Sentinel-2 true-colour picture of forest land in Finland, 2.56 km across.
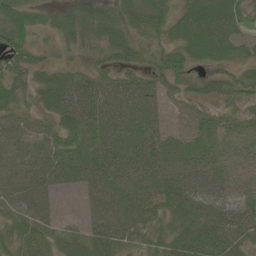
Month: June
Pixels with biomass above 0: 91%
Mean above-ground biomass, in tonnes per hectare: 44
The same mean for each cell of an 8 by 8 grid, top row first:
39 18 35 39 47 37 77 37
51 21 20 46 21 40 64 33
40 40 53 38 37 37 29 30
35 37 78 58 66 16 23 25
39 43 52 47 48 33 40 32
43 44 54 51 43 63 73 23
36 30 15 61 61 67 85 42
36 39 41 63 44 69 84 45
